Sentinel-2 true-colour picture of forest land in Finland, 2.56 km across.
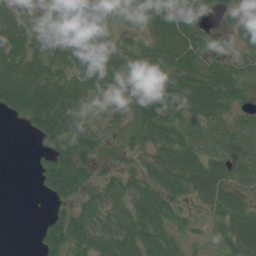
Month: July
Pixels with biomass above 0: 80%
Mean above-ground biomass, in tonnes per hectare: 50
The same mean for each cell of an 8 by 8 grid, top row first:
61 45 57 39 53 81 13 37
62 58 61 43 43 83 37 34
96 70 42 67 51 58 72 58
43 94 45 25 65 47 69 32
0 47 67 33 34 63 50 56
0 75 73 28 38 64 76 44
0 16 47 55 73 35 32 52
0 64 69 81 77 37 16 63
